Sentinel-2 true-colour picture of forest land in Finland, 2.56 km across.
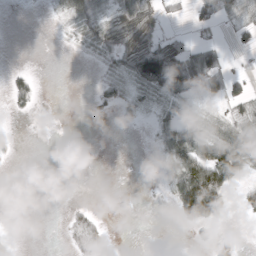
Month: March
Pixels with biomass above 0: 39%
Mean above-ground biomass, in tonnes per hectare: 23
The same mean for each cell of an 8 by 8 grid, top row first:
0 4 49 36 50 8 45 36
0 0 15 51 56 38 50 9
18 0 0 26 85 87 64 30
8 2 0 7 15 28 11 24
4 1 0 0 1 66 54 64
0 0 0 0 0 48 99 46
0 0 11 0 1 35 102 17
4 0 40 14 0 0 14 12
